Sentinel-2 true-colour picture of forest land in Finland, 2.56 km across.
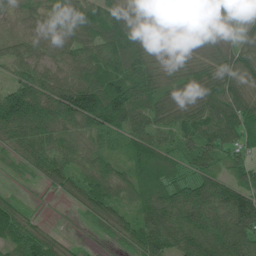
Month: June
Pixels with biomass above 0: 92%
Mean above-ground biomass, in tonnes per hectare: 80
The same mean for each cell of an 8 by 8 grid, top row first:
38 70 121 102 62 42 46 10
41 64 78 91 76 46 48 61
68 92 95 114 98 67 80 62
202 138 193 202 82 81 101 124
57 68 47 40 84 61 108 72
11 49 58 59 87 61 84 55
53 3 35 79 95 142 142 148
87 57 8 25 99 105 138 138
